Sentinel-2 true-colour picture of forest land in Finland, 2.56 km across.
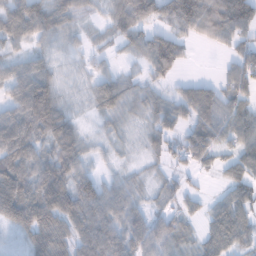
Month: January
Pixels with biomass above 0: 84%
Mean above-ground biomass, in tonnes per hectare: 59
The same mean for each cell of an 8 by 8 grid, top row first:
79 84 46 70 109 96 103 90
32 27 23 24 68 89 13 48
75 81 25 55 35 34 22 73
78 127 18 48 39 49 67 61
118 66 50 22 27 39 64 64
82 91 73 22 20 29 12 23
113 104 100 72 41 36 33 64
16 87 81 89 80 54 51 57
